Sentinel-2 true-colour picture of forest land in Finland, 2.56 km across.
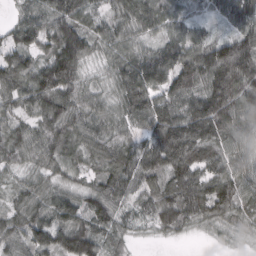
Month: March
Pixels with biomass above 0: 95%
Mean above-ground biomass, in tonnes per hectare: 92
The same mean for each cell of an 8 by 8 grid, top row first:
43 96 91 65 95 71 40 95
100 92 135 70 66 95 96 121
110 134 86 58 141 116 124 146
69 110 91 61 114 116 162 116
104 108 95 90 86 165 126 76
41 59 51 116 98 114 98 82
76 88 102 101 65 131 110 88
93 105 156 72 11 20 12 20
